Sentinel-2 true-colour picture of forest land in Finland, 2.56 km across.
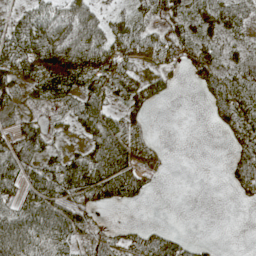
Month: May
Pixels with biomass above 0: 67%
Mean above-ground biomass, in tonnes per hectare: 47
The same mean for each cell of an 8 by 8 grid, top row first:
42 51 72 32 33 55 59 54
73 93 98 75 49 58 51 31
51 81 77 71 57 16 56 69
34 21 57 43 38 0 16 73
52 32 22 87 40 0 0 47
71 67 111 108 58 1 0 47
63 89 65 26 7 0 0 6
91 74 41 38 52 43 6 0
